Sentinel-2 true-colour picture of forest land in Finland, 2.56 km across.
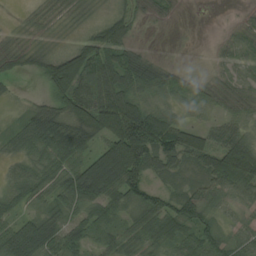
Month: August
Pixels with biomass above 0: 81%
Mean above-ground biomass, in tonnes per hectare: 50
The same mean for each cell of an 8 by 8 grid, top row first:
2 14 13 40 14 9 0 4
25 21 57 79 20 10 7 25
12 68 70 91 58 33 16 22
9 65 80 112 91 31 23 29
36 71 71 98 133 77 56 81
39 41 108 144 54 24 60 94
27 32 69 60 62 49 38 24
112 87 47 42 47 54 50 32
